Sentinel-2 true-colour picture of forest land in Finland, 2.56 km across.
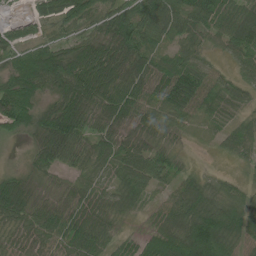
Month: June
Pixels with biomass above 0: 87%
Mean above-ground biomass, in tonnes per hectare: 63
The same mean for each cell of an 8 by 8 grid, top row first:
20 48 71 77 101 82 79 81
48 45 69 95 76 47 33 75
71 93 124 106 79 91 62 39
88 64 99 78 64 67 49 39
5 109 64 61 61 28 8 56
40 36 40 46 82 38 22 16
90 60 65 54 39 76 81 64
33 48 76 44 40 98 131 69
